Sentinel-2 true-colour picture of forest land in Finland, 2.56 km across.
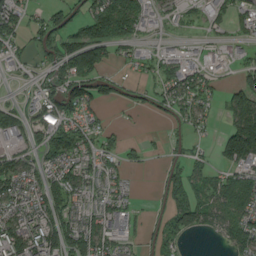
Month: August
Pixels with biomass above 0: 67%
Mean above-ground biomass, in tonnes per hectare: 68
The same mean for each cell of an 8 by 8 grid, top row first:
91 64 78 136 65 37 47 46
46 97 164 89 24 31 34 32
25 72 140 55 30 94 48 60
78 106 88 6 27 45 34 126
47 92 89 40 27 20 14 184
96 65 95 58 2 53 66 88
72 89 63 85 9 92 86 83
138 124 111 73 27 58 2 76
